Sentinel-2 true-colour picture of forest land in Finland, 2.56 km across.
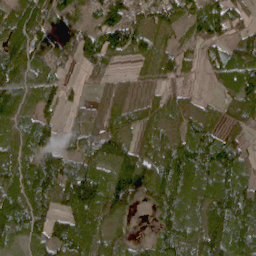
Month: April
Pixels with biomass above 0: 85%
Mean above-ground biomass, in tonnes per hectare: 86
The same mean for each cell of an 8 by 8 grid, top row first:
102 119 39 100 73 69 105 56
123 89 95 103 71 50 54 91
118 70 18 37 26 55 27 142
98 53 34 56 59 55 37 81
84 106 82 126 63 85 95 66
96 130 132 110 110 137 119 93
145 83 136 111 32 98 118 138
60 90 138 65 34 92 136 116
